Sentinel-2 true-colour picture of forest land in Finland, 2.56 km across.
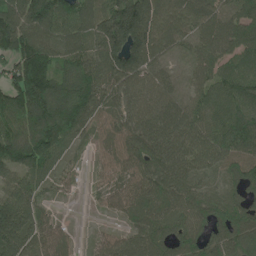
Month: June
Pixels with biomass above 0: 92%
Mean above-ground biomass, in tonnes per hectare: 105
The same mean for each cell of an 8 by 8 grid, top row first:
142 181 137 153 183 111 104 98
163 119 98 167 158 67 90 95
122 162 182 139 87 42 79 100
146 192 172 80 79 75 91 96
149 174 37 72 103 110 127 116
83 65 28 73 117 90 58 80
156 38 3 66 106 86 79 71
159 120 16 80 86 93 84 109
